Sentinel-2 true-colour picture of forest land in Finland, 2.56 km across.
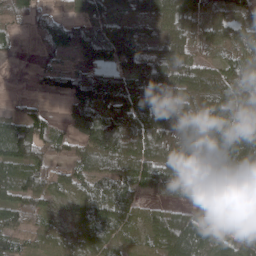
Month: April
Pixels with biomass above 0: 85%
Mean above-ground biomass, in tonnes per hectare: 68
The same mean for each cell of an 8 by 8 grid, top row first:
53 41 61 44 87 88 72 48
15 42 56 82 76 72 37 40
0 31 70 79 112 95 73 80
27 26 105 96 94 69 51 59
141 71 86 157 108 67 79 74
81 67 65 103 85 85 90 65
82 38 49 110 42 54 21 60
50 39 46 58 37 137 65 43
